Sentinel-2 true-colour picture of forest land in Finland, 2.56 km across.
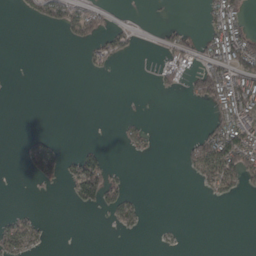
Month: April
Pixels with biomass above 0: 25%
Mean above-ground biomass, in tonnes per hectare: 26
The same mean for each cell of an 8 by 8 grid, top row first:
4 48 74 12 1 1 31 75
0 0 12 47 2 44 52 116
0 0 0 2 1 25 112 101
0 0 0 0 2 0 23 94
0 38 7 1 30 1 86 139
0 61 94 34 0 0 65 78
7 0 18 43 13 0 0 0
74 9 0 0 1 3 0 0
